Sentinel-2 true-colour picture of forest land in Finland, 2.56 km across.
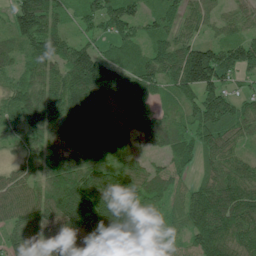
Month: July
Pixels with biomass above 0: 92%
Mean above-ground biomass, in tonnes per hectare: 83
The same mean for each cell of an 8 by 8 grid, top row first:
91 102 47 90 48 56 41 44
45 76 63 45 58 69 70 86
43 69 145 109 97 76 126 41
74 95 179 65 77 45 157 78
37 80 192 125 38 71 80 44
50 92 111 97 70 46 56 75
86 97 128 123 78 50 140 119
54 89 125 154 78 34 122 90
